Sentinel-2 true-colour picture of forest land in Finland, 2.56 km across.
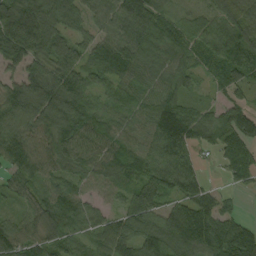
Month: September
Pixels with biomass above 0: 91%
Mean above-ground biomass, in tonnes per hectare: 85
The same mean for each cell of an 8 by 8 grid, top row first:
140 112 75 80 115 43 57 86
126 109 70 108 95 82 85 120
69 118 88 84 77 80 40 80
109 136 99 53 72 107 44 80
102 98 90 73 70 100 55 112
73 72 65 72 94 99 19 75
36 102 83 40 103 68 84 21
107 82 54 99 105 102 113 131
